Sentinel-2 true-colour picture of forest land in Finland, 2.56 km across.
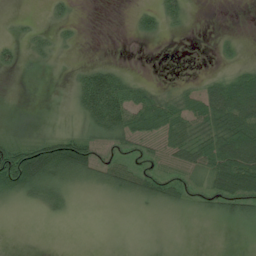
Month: July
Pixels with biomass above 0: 49%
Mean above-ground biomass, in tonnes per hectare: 27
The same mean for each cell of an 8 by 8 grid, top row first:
6 10 4 0 21 22 0 0
15 20 6 0 0 0 0 6
2 1 35 69 11 4 21 37
4 1 36 100 55 44 63 73
50 76 78 38 27 42 54 92
111 77 45 46 41 27 44 88
11 22 3 6 17 25 25 44
0 0 0 0 0 0 0 5
